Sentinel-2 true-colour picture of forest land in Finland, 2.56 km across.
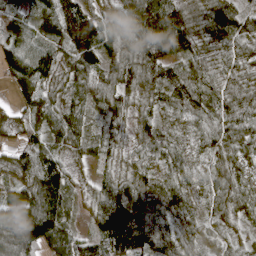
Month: April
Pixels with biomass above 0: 96%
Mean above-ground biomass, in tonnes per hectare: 75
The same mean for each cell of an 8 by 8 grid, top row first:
48 71 132 50 127 115 106 97
88 73 138 62 106 117 68 68
73 68 76 83 97 101 79 58
40 56 59 70 41 44 66 92
45 62 57 44 49 37 51 74
60 139 22 44 65 53 47 55
73 120 25 138 122 81 33 55
108 127 72 135 125 67 43 29
